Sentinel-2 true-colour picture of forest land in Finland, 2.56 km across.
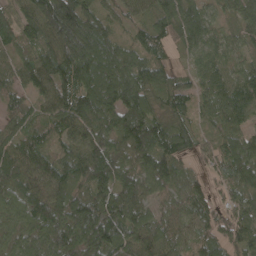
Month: April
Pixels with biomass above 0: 95%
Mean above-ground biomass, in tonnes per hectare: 87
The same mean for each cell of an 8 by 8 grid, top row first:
57 124 129 54 58 97 60 76
53 73 139 91 70 44 72 52
58 107 116 120 96 61 76 85
56 75 115 120 107 69 60 102
67 52 81 112 150 88 36 95
97 108 85 107 106 80 33 95
87 111 113 122 92 55 66 86
82 109 133 117 97 69 69 86
